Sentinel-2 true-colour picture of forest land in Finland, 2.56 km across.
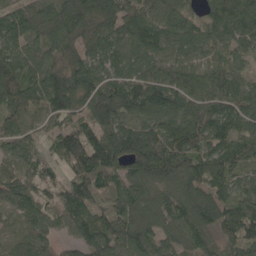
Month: May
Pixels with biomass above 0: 93%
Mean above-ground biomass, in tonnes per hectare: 98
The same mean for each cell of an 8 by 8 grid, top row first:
119 111 152 133 106 100 72 131
91 91 95 89 121 85 65 77
119 129 131 96 119 97 82 70
104 103 93 156 110 118 126 111
70 40 135 137 141 98 86 88
82 48 74 92 113 102 109 56
74 62 99 61 93 98 123 90
79 71 68 104 114 84 72 91
